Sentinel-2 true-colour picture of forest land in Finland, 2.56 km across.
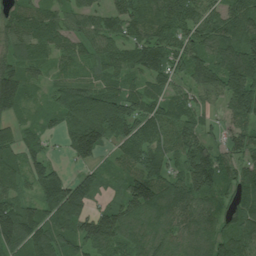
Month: July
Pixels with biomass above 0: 91%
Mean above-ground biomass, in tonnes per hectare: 99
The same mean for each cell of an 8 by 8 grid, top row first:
89 80 85 88 111 119 100 120
91 96 71 84 130 107 104 132
121 45 62 60 78 74 122 152
65 52 157 150 97 92 52 111
80 41 145 81 118 110 76 74
75 116 68 44 122 74 161 83
104 99 137 92 129 99 80 93
135 114 127 129 101 85 101 115
